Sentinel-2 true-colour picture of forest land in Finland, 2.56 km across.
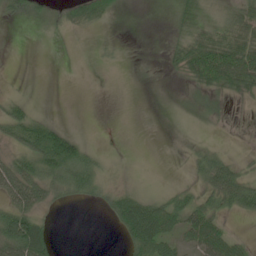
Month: June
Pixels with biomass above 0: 51%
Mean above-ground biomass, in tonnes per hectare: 28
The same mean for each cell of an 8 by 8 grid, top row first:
20 18 62 27 0 19 20 44
0 0 0 9 1 21 65 66
2 0 2 5 1 5 50 57
38 7 0 0 0 2 16 4
41 91 34 1 0 1 15 7
80 60 55 24 12 5 59 56
62 27 6 39 71 54 42 41
102 53 0 1 74 35 64 18
